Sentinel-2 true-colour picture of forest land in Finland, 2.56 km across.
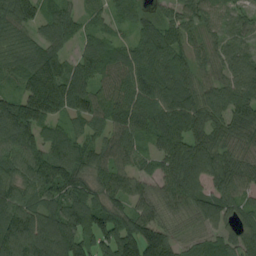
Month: August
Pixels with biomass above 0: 94%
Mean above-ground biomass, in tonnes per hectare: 93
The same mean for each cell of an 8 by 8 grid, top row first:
112 75 53 40 43 57 49 41
71 100 51 86 101 80 44 52
52 191 100 94 111 109 60 77
161 144 96 109 111 117 106 117
120 88 76 119 47 109 101 63
89 124 87 116 54 108 103 84
101 88 111 83 78 85 118 62
126 145 122 120 167 80 65 87
